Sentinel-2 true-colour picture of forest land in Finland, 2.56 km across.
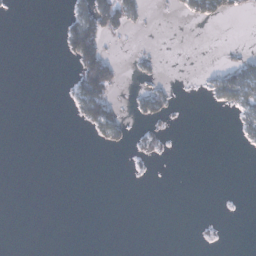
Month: January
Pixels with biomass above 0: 13%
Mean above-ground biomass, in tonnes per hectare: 9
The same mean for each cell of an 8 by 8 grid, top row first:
1 0 35 44 13 4 39 12
0 0 87 3 3 0 0 2
0 0 50 45 8 2 16 70
0 0 25 43 24 5 1 28
0 0 0 16 14 1 0 8
0 0 0 0 2 0 0 0
0 0 0 0 0 0 0 0
0 0 0 0 0 0 2 0
